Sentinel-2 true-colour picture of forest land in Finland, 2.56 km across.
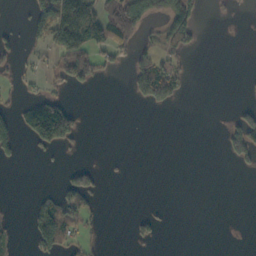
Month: October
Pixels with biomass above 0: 22%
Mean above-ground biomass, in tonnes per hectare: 29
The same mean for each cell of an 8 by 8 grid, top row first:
3 117 162 69 59 92 6 3
24 48 94 60 26 54 0 0
14 22 49 7 74 59 0 1
37 149 21 0 3 3 0 28
56 80 14 0 0 0 0 83
0 0 48 2 0 0 0 6
1 51 58 0 3 1 0 0
9 90 30 0 21 0 0 0
